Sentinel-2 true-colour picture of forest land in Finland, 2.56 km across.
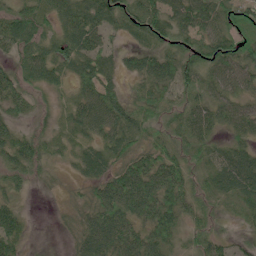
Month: June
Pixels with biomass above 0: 87%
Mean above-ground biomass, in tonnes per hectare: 46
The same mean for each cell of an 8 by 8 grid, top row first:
58 43 62 56 72 60 63 56
55 52 66 28 36 49 57 58
46 53 44 32 46 62 40 52
35 20 49 64 39 33 46 48
59 30 31 51 34 35 35 31
36 14 25 52 76 57 41 80
30 1 26 79 71 63 28 30
46 2 45 86 70 31 36 12
